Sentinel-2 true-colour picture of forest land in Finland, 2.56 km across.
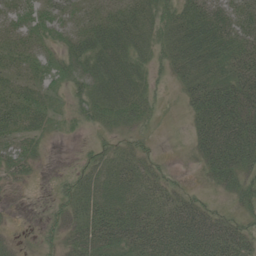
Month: June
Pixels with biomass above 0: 78%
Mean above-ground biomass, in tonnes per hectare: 39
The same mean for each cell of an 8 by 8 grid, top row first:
36 38 29 39 45 49 55 60
33 23 51 62 32 52 64 56
30 29 43 65 33 25 58 64
52 34 23 47 34 4 75 70
40 11 6 18 18 3 67 81
25 2 27 45 40 11 26 48
2 13 36 50 48 53 32 26
7 15 38 54 62 67 71 51
